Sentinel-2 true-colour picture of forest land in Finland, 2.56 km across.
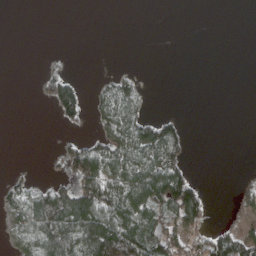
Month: April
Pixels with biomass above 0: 35%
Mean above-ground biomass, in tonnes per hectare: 37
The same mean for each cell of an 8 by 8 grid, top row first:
0 0 0 0 0 0 0 0
0 0 0 0 0 0 0 0
0 27 13 24 6 0 0 0
0 6 47 72 31 4 0 0
0 1 37 78 100 69 0 0
13 9 96 87 114 100 1 7
58 130 134 102 96 101 36 21
38 120 114 155 106 76 67 87
